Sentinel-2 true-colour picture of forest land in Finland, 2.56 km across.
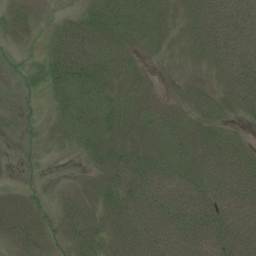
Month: July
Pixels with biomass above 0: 78%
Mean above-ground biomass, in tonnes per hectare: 43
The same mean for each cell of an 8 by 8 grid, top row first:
26 4 26 53 54 27 72 82
10 27 78 56 26 18 58 77
4 35 67 44 25 13 16 75
4 10 69 62 39 27 39 31
3 7 23 41 37 58 44 30
3 2 11 56 68 64 62 74
45 14 43 44 76 80 73 72
40 29 46 43 79 76 76 75
